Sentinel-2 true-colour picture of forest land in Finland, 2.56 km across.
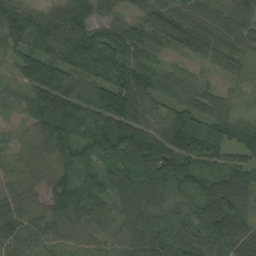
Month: August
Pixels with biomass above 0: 95%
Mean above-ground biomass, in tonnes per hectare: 89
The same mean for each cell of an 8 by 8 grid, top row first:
105 68 106 48 64 65 66 74
85 110 131 140 84 47 78 66
41 171 121 144 102 70 32 41
25 126 105 177 84 92 87 39
31 91 108 131 150 133 107 119
49 60 66 77 119 131 73 102
69 79 109 59 116 47 110 82
74 54 57 53 122 98 107 91
